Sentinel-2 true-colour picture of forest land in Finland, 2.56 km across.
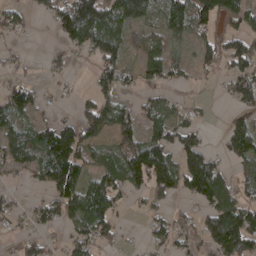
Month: April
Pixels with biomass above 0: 63%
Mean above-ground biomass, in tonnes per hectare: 72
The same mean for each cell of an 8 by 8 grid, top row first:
55 41 194 116 77 104 119 94
17 18 65 105 61 33 60 98
50 21 5 80 51 33 12 98
95 19 55 97 68 53 11 62
94 127 115 63 120 86 34 108
27 108 115 88 109 105 169 43
33 61 126 77 23 29 78 127
32 40 62 46 25 59 88 157
